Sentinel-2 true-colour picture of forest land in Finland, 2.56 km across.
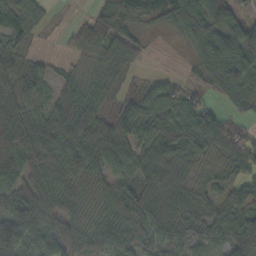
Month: October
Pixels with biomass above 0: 86%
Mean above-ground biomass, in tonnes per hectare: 59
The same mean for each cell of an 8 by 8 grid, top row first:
50 21 16 75 39 73 87 41
46 2 47 93 35 3 84 128
75 40 33 40 18 14 33 77
59 53 94 36 67 70 57 26
65 82 98 77 65 86 55 55
62 59 53 55 69 54 22 42
92 81 33 67 99 60 52 68
73 68 64 87 79 61 56 109
